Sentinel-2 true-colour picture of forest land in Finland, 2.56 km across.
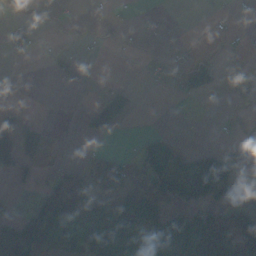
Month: October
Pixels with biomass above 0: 36%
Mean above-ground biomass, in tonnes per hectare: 43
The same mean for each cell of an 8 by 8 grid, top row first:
12 9 3 6 2 0 6 5
28 8 10 5 2 5 2 6
7 4 23 11 5 19 55 18
33 0 15 100 9 5 1 9
89 14 6 2 19 16 9 38
10 21 29 78 44 87 93 52
1 84 68 108 111 76 92 84
107 113 131 211 105 155 150 129
